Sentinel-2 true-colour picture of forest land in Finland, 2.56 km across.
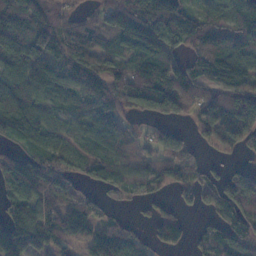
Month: November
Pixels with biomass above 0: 81%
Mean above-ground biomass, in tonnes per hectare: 83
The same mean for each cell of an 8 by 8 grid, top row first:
129 87 35 80 149 146 74 64
89 119 95 50 110 71 129 120
112 84 109 91 83 95 78 75
113 68 54 84 66 95 109 202
46 75 51 79 33 60 45 73
122 102 50 73 73 62 29 89
82 82 70 20 15 31 43 97
168 99 55 132 43 65 64 112
